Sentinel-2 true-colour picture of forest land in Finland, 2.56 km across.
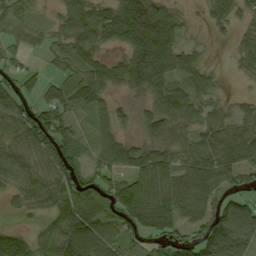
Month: September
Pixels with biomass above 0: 79%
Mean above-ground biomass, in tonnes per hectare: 58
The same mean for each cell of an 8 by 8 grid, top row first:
45 12 63 66 124 32 26 31
21 26 57 32 120 57 11 28
36 31 57 65 87 53 36 11
68 69 52 43 31 76 44 40
54 56 55 61 38 49 67 75
59 55 76 58 79 64 62 43
19 47 119 82 98 71 49 94
65 58 123 62 47 55 96 114
